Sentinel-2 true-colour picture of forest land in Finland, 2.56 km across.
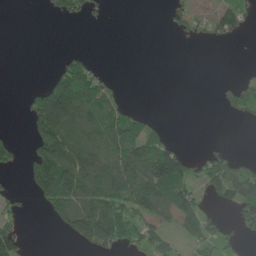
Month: June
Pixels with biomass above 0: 40%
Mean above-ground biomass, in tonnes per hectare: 43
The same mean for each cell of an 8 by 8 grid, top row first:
0 10 37 4 0 21 20 52
0 0 4 0 0 2 5 0
0 31 103 14 0 0 0 15
2 211 89 55 29 0 0 35
36 121 72 78 88 24 4 0
6 135 119 105 106 122 66 82
23 41 74 82 81 85 24 67
74 0 50 70 60 24 49 19
